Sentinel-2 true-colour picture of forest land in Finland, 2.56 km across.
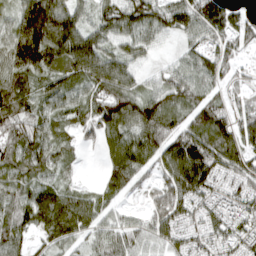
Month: April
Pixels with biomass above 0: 90%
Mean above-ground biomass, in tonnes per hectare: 95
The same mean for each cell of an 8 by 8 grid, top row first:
81 185 76 103 137 136 180 71
123 169 148 63 60 21 80 83
100 81 101 138 39 97 86 42
121 72 76 156 140 93 118 69
104 89 45 70 117 133 130 103
84 65 16 105 64 139 143 108
104 124 94 53 42 121 96 86
76 66 64 70 64 71 69 102
